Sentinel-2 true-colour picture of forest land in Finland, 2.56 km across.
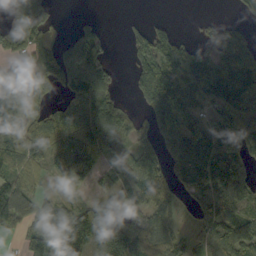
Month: September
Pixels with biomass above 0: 74%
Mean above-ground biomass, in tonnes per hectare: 89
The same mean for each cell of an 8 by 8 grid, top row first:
41 45 9 0 10 5 12 30
55 63 127 23 85 112 89 119
103 76 166 75 107 157 159 150
121 63 111 115 75 154 64 119
95 92 161 95 58 119 118 99
70 44 81 75 95 84 139 100
145 71 91 60 58 40 94 101
19 128 213 212 72 50 75 109
